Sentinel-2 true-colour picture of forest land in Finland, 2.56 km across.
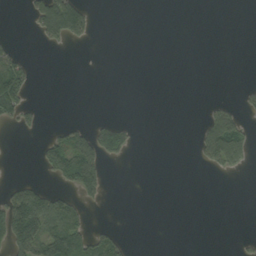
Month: September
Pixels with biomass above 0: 18%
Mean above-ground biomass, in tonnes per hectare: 23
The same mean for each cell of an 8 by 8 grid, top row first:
0 115 100 0 0 0 0 0
18 13 5 0 0 0 0 0
76 0 0 0 0 0 0 2
59 1 0 0 0 0 20 28
0 47 83 72 0 0 35 75
4 22 144 1 0 0 5 7
120 78 37 0 0 0 0 0
96 79 72 48 0 0 0 7
